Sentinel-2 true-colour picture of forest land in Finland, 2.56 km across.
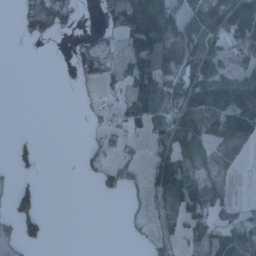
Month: January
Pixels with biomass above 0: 47%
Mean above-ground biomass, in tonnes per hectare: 40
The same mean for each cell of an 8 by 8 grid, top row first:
22 86 17 48 131 54 106 123
1 2 31 18 117 60 77 56
0 0 19 18 77 66 84 47
0 0 2 35 66 79 78 105
13 0 4 33 22 88 51 51
16 0 6 35 32 112 39 5
45 1 0 0 9 63 79 21
22 11 0 0 10 28 41 70
